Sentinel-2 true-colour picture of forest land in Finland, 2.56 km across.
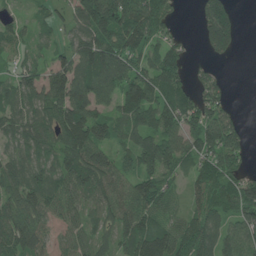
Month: June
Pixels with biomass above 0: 84%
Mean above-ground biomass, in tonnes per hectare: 84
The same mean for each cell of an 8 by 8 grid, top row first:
23 39 112 185 129 33 127 33
37 34 95 123 95 49 74 28
62 96 112 128 100 84 56 0
80 94 103 59 106 104 94 17
62 82 140 79 83 90 111 71
92 75 128 104 88 47 90 71
108 86 67 95 98 41 94 126
116 58 51 62 127 115 93 84
